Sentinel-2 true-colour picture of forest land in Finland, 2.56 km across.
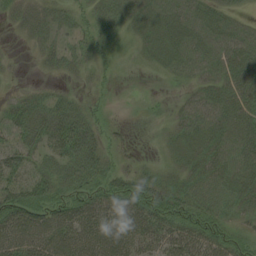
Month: August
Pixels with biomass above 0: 76%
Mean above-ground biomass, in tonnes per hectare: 31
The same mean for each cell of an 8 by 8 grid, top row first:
17 21 13 28 30 36 33 15
2 20 21 15 18 34 34 38
3 7 8 8 1 11 28 43
28 37 31 6 3 15 44 36
33 41 55 15 1 21 35 39
36 35 37 32 24 20 36 39
55 50 53 51 57 44 48 28
51 57 67 60 42 44 50 35
